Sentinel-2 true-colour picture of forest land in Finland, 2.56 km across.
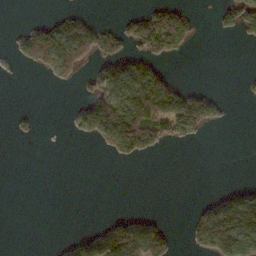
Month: November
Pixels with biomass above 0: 28%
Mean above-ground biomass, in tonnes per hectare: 40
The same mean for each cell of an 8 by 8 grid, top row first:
0 7 33 2 65 85 3 67
24 123 112 52 73 60 0 2
2 12 28 102 142 32 0 4
8 0 39 132 182 146 80 0
2 0 4 67 99 26 2 0
0 0 0 0 0 0 0 0
0 0 0 0 0 0 52 135
0 0 41 107 102 16 106 195
